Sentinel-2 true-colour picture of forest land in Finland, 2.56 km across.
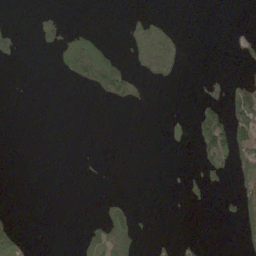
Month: May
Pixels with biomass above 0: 16%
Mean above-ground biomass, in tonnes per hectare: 23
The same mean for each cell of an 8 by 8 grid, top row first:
0 13 0 0 15 0 0 0
30 19 90 15 75 65 0 22
0 0 65 139 40 22 17 20
0 0 0 1 2 1 63 115
0 0 0 0 0 8 120 102
0 0 3 0 0 2 39 79
0 0 0 30 0 1 5 59
46 0 19 98 7 11 2 24
